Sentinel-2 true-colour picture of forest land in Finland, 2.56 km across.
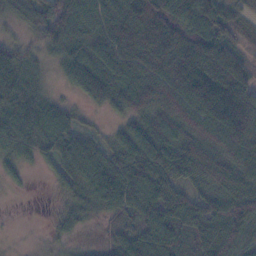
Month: November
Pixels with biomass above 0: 91%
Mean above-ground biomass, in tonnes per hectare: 78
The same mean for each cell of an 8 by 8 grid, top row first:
58 73 92 90 121 80 103 56
49 54 101 104 106 134 122 48
95 23 83 103 93 121 142 108
100 82 21 37 84 94 94 174
73 65 70 50 104 102 84 104
25 18 83 101 107 94 89 85
0 8 62 69 85 84 72 101
3 12 14 55 97 80 95 79
